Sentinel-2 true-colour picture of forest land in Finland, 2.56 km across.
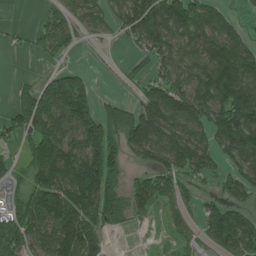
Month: June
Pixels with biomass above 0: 74%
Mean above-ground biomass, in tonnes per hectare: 112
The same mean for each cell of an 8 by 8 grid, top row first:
0 52 55 70 203 182 125 31
11 65 34 6 80 117 121 123
19 94 109 3 62 116 186 206
120 204 203 61 125 146 162 192
54 207 156 146 152 141 120 179
65 179 265 141 100 111 63 110
88 185 184 146 78 59 61 102
153 142 226 19 3 34 72 170
